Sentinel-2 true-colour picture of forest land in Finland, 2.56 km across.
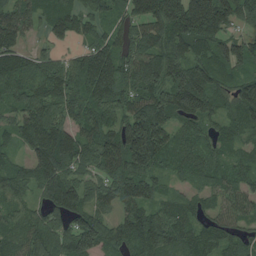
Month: August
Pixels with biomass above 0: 91%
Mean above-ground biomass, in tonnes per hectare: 100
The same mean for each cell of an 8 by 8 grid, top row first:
113 93 83 57 122 178 238 97
101 35 39 76 107 102 97 79
105 112 105 131 154 129 136 77
74 95 75 92 134 138 93 118
60 172 114 112 211 84 59 66
87 135 63 83 117 47 74 74
61 76 109 60 89 61 59 84
89 108 143 94 141 107 94 79
